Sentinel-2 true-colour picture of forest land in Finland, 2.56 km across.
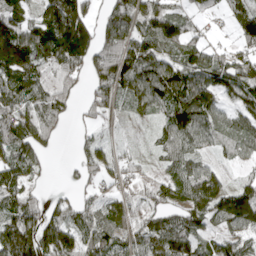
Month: April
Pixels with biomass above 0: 82%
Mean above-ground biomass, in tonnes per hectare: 84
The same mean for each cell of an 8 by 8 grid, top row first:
88 124 145 108 130 70 23 64
195 144 173 125 101 68 67 45
91 79 56 121 107 101 74 105
104 130 28 47 45 93 79 60
125 62 32 41 14 96 48 65
88 16 41 43 32 77 94 28
99 58 66 53 50 74 96 170
193 138 80 64 73 129 45 76
